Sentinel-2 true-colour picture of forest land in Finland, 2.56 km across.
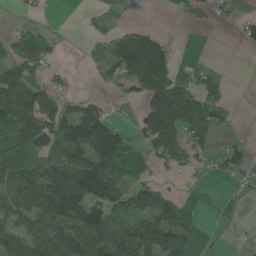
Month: June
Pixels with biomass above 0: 55%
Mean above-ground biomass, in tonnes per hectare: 66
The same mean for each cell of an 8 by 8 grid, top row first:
7 4 7 36 28 12 18 18
55 42 3 88 194 15 0 8
85 40 3 34 125 66 46 0
133 106 104 24 76 177 93 3
84 101 133 145 54 97 48 17
108 146 190 125 36 12 9 34
81 131 132 92 92 69 0 1
81 100 95 104 131 128 3 2
